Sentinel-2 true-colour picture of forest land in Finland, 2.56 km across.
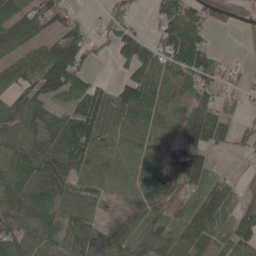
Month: May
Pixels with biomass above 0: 80%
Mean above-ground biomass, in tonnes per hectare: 72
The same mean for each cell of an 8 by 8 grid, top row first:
79 73 22 42 8 118 63 18
62 66 83 54 89 134 59 4
68 110 77 31 110 79 81 29
94 79 119 102 108 44 79 23
69 92 113 54 60 59 78 31
82 119 68 35 73 154 61 10
100 98 78 16 94 46 108 58
106 77 83 73 91 79 81 82
